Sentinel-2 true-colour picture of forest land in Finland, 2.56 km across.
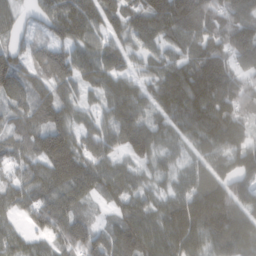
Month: February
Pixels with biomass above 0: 93%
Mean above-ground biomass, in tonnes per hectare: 105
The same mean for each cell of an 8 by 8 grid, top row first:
49 83 140 92 149 177 131 117
63 89 78 75 74 80 137 139
118 116 89 90 67 149 215 118
81 118 61 95 97 115 167 117
77 142 91 86 131 54 91 111
57 106 119 91 57 62 99 120
68 124 74 53 93 125 183 110
65 69 121 112 128 151 119 143
